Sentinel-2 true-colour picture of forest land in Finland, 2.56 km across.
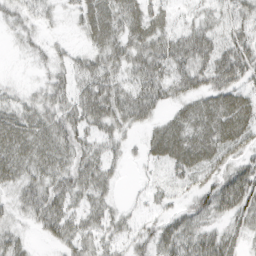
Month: March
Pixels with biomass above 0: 78%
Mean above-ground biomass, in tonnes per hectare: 33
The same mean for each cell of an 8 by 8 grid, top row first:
25 16 29 48 44 14 22 32
8 16 13 45 46 45 45 41
4 22 31 38 45 40 42 36
36 39 42 48 39 22 45 51
53 44 38 24 19 53 52 40
38 43 46 24 6 23 33 45
25 51 33 24 11 19 42 43
27 16 36 24 24 48 43 22
